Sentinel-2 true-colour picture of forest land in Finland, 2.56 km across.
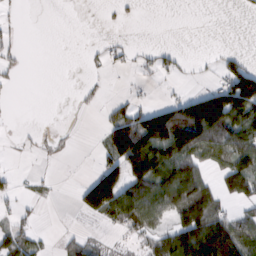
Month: February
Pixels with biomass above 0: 39%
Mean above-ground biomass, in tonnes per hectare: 52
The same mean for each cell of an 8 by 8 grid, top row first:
5 0 0 7 2 0 0 4
17 0 1 16 8 10 1 5
10 0 4 2 10 10 10 145
1 0 5 34 49 85 237 149
5 9 2 109 147 157 121 113
13 7 6 126 149 153 51 137
19 2 40 129 124 102 123 34
70 8 34 10 48 138 208 139
